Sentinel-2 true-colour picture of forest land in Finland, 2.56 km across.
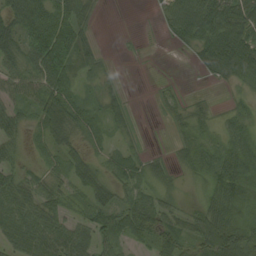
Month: August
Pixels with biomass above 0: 75%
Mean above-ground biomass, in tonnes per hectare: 43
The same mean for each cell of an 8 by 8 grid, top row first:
63 81 63 0 0 66 89 73
60 116 54 1 3 11 73 73
42 75 30 13 0 4 14 39
35 74 42 37 1 17 18 25
31 36 31 20 8 18 32 52
37 37 58 38 42 15 40 62
56 45 23 60 65 27 54 45
53 62 53 46 55 76 86 89
